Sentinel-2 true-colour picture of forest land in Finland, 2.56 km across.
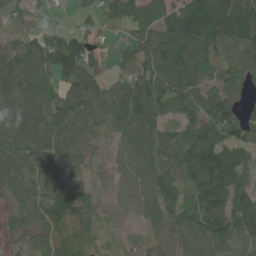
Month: June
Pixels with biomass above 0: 88%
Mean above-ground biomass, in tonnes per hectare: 77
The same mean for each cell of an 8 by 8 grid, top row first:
57 25 29 52 82 107 175 140
61 122 112 29 85 121 104 99
104 67 102 45 79 100 68 59
93 92 77 76 121 60 80 52
117 87 70 31 95 88 117 95
88 64 33 31 64 70 134 79
42 91 80 24 54 74 111 100
20 71 74 23 23 46 79 77
